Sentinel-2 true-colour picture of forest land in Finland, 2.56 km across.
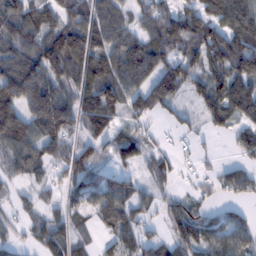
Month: February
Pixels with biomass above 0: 78%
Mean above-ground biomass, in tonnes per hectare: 79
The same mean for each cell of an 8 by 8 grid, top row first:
94 79 91 100 60 94 101 116
100 120 154 115 104 103 122 127
156 127 96 111 92 108 88 108
98 190 120 99 68 45 78 103
96 95 62 61 42 19 10 58
41 39 82 57 39 36 22 65
30 30 49 109 57 51 41 31
32 75 35 65 75 43 65 77
